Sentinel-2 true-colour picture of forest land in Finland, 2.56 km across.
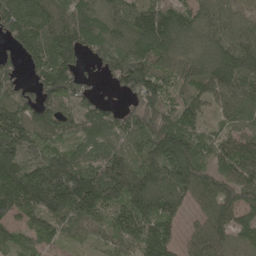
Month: May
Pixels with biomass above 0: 90%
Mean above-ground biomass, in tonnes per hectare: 104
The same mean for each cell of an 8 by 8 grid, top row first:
147 109 99 105 121 112 89 55
72 149 107 110 121 110 100 130
54 143 85 60 148 73 111 140
126 118 86 61 130 87 55 98
161 78 71 60 96 150 72 100
161 187 138 128 118 142 88 107
138 151 140 101 117 74 88 108
56 64 34 54 113 58 104 61
